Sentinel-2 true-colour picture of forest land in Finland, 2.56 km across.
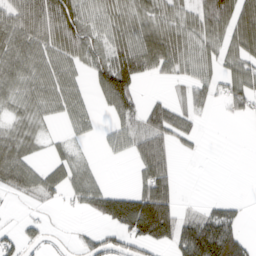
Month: March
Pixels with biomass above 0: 63%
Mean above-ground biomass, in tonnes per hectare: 60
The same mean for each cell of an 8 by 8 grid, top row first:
83 106 83 65 65 60 115 119
74 68 65 74 114 91 59 90
67 64 30 137 39 35 58 81
37 39 42 51 60 63 26 34
66 20 14 27 75 56 7 0
80 59 52 2 73 38 1 0
3 12 30 131 173 73 33 24
45 21 27 51 96 97 169 85
